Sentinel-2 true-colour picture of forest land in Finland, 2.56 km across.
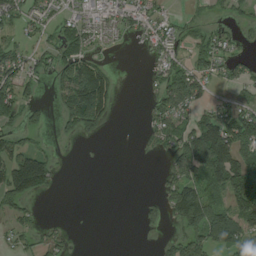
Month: August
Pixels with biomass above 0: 50%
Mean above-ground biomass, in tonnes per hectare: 48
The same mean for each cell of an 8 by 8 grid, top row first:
39 33 24 31 45 13 15 21
45 28 57 7 18 38 61 21
68 28 151 51 10 87 46 47
79 23 148 39 15 93 47 62
48 12 12 0 9 69 192 123
121 64 0 0 0 72 106 95
53 0 0 0 23 97 122 81
27 32 0 0 1 48 89 59
